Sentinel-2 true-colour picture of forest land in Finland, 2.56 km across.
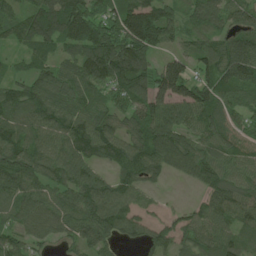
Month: June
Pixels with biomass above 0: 88%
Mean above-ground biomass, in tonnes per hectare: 92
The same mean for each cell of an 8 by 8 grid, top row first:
73 133 136 102 158 63 96 77
38 70 104 146 133 43 71 112
56 92 103 122 106 197 84 113
82 118 91 65 106 109 113 70
103 100 121 108 116 125 89 68
116 95 105 59 91 45 94 77
74 84 102 125 49 23 89 95
87 59 79 70 72 66 93 58
